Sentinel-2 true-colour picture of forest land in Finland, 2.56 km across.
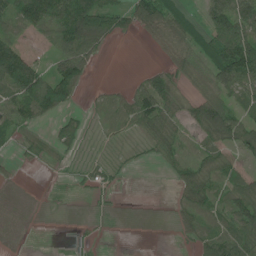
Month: June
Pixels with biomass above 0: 60%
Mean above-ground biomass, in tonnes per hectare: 42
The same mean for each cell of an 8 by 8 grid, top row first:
64 94 129 54 67 55 62 102
76 21 93 8 2 27 74 143
141 97 53 3 35 39 50 93
66 67 12 35 77 36 90 44
19 16 19 8 21 42 43 56
5 2 14 17 0 32 50 43
0 3 1 6 0 26 54 84
1 1 6 1 0 7 53 74
